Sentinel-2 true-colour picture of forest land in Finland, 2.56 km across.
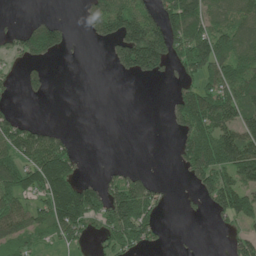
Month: June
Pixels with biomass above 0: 50%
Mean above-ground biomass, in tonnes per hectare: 76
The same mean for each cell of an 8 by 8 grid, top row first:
3 18 22 172 107 144 101 95
57 119 3 59 222 113 160 122
28 28 0 4 37 41 94 147
29 0 0 0 0 77 158 143
134 110 11 0 0 41 138 171
117 166 48 37 39 8 125 117
102 119 180 161 135 5 47 143
73 39 62 87 89 3 0 65
